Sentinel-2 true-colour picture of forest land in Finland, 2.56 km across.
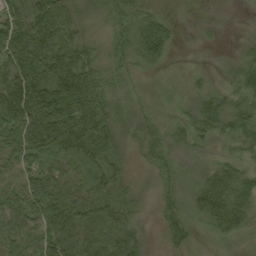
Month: September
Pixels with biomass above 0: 87%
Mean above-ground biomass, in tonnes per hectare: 52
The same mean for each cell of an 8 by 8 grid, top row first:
58 85 30 40 34 9 11 4
82 75 48 34 58 14 6 15
96 73 85 26 6 4 9 38
125 96 87 43 17 12 49 46
88 103 101 64 42 30 25 38
72 86 95 87 12 29 44 46
72 96 82 89 21 40 87 79
69 65 80 91 30 36 12 27
